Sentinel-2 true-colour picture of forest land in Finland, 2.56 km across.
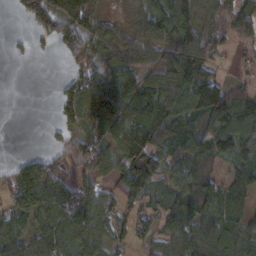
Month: February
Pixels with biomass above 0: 76%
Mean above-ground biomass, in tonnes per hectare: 70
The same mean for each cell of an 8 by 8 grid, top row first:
16 120 115 17 59 102 63 91
9 13 94 51 49 95 85 25
0 0 86 83 87 115 96 25
0 1 66 69 88 86 116 113
0 10 62 57 105 70 115 105
74 122 67 67 142 67 74 57
73 88 80 61 58 72 78 71
85 81 87 62 54 78 101 95
